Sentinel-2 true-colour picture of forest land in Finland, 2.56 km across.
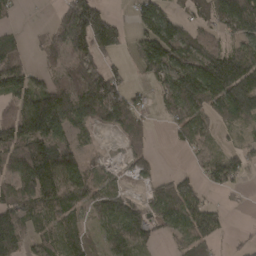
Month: March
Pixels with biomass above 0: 70%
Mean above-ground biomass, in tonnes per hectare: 76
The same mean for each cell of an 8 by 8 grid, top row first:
19 8 153 62 72 47 71 138
51 39 99 92 74 102 76 57
91 43 93 99 31 113 158 187
80 180 101 107 44 80 74 115
117 124 35 4 45 26 36 30
107 139 104 31 44 63 47 42
109 103 72 86 52 121 66 9
88 75 76 64 65 45 60 8
